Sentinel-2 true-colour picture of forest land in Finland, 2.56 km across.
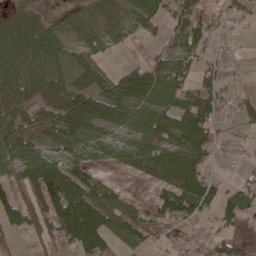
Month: May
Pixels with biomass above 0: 67%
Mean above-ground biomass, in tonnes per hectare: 55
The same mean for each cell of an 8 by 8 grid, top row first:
48 27 37 23 77 52 25 22
53 76 43 31 8 43 31 6
65 83 61 61 101 74 38 6
105 106 138 78 93 72 51 36
103 62 60 65 81 66 68 12
53 124 79 8 34 69 48 12
56 82 125 55 33 70 43 57
13 36 92 32 34 20 19 72
